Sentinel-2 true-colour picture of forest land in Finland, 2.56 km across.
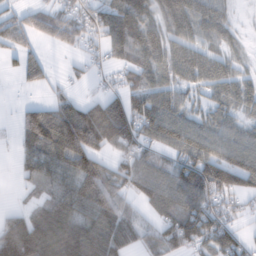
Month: February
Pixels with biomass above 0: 74%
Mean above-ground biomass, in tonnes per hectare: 64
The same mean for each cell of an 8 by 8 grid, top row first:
44 67 52 83 66 75 69 6
50 19 35 53 87 60 40 17
15 27 14 13 63 54 65 50
21 78 98 98 94 74 44 38
29 121 140 74 58 80 89 83
18 62 121 77 77 81 99 95
24 67 76 94 38 80 69 24
96 97 121 89 48 86 71 44
